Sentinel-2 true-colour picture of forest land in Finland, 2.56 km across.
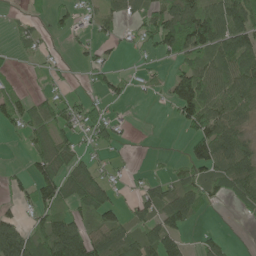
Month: June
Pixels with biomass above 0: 57%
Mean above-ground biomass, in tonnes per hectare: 56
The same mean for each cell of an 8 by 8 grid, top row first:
10 28 32 39 49 108 112 131
17 13 22 21 26 91 99 99
17 19 9 45 20 84 89 111
66 55 58 17 0 54 102 78
3 66 30 38 0 0 118 78
19 88 81 23 15 38 61 104
30 76 69 76 46 96 22 28
142 120 137 87 80 74 32 0
